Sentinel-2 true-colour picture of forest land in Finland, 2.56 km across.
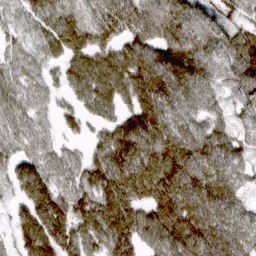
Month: March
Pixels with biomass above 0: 92%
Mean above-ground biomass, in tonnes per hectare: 112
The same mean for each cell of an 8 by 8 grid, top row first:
51 115 84 164 135 113 83 67
55 78 129 106 116 144 77 127
74 52 112 148 153 120 76 84
77 40 87 85 185 115 81 52
69 52 33 165 171 165 124 77
95 98 81 164 184 164 134 69
58 169 125 180 119 186 128 74
80 190 133 181 122 157 143 111
